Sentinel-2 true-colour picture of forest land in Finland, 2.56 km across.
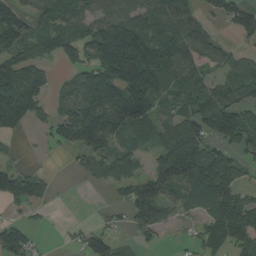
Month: August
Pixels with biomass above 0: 69%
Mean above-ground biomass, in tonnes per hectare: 94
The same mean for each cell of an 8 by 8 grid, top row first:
116 79 74 89 111 105 35 100
107 56 114 248 183 133 83 31
124 60 107 176 219 85 62 94
157 37 183 215 132 93 105 90
5 29 136 87 44 138 96 87
113 36 18 64 67 169 205 79
37 19 0 19 118 56 115 146
136 4 42 57 26 8 121 140
